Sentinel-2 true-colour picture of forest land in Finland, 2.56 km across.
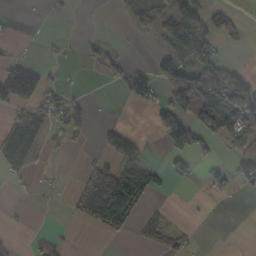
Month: October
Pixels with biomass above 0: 34%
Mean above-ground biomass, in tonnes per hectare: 35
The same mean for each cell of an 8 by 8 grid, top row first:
2 4 2 3 41 62 39 11
6 6 13 12 1 49 56 6
153 27 3 16 60 92 85 68
51 62 35 1 6 89 100 153
97 24 8 33 14 52 46 52
18 7 22 69 49 38 21 45
2 2 73 166 36 1 1 0
2 21 1 6 22 28 0 0
